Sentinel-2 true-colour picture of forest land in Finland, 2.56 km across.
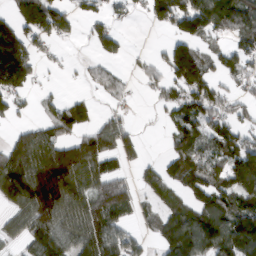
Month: March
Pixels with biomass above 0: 63%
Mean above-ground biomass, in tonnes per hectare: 91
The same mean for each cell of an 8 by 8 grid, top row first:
80 128 39 44 36 145 158 132
174 29 4 46 3 96 48 75
159 7 10 33 32 95 96 50
36 45 82 28 2 67 101 48
101 128 119 120 30 73 120 102
181 223 154 94 33 91 135 176
71 190 123 156 35 73 122 117
46 138 140 120 34 151 138 147
